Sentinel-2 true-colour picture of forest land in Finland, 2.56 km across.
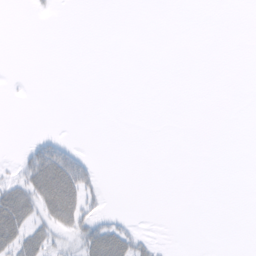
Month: February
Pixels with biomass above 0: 13%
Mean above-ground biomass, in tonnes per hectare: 8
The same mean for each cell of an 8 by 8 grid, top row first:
0 1 0 0 0 0 0 0
0 0 0 0 0 0 0 0
0 0 0 0 0 0 0 0
0 0 0 0 0 0 0 0
1 30 4 0 0 0 0 0
15 71 62 0 0 0 0 0
68 42 44 1 0 0 0 0
44 28 26 60 13 0 0 0
